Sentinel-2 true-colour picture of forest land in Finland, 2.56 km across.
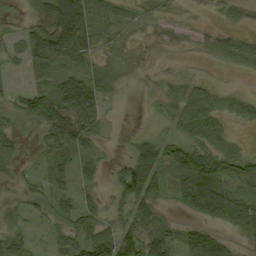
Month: September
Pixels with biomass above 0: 61%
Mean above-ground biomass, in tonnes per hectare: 29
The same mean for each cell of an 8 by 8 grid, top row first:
2 49 56 12 6 4 3 12
21 53 46 6 3 5 16 33
3 38 39 12 3 17 12 2
24 56 61 4 2 35 43 22
23 27 36 6 36 41 36 8
17 26 20 18 96 44 84 38
16 20 30 24 46 13 56 46
34 16 43 75 66 29 49 17
